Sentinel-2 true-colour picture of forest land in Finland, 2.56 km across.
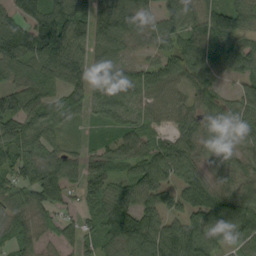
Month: September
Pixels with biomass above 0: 90%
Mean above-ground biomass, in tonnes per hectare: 72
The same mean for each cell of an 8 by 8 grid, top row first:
40 92 80 119 68 82 59 62
107 114 72 93 43 66 83 91
60 80 76 95 74 67 56 45
81 89 52 66 47 68 79 83
83 66 21 58 63 72 64 68
60 92 58 62 90 56 53 54
71 56 40 97 83 52 104 99
63 18 48 70 112 123 96 67
